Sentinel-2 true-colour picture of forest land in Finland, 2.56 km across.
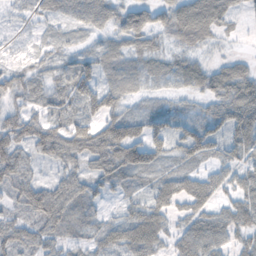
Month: November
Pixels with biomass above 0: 83%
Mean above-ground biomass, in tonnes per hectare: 50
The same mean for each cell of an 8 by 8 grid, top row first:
11 29 44 44 16 50 88 16
10 23 20 45 46 33 26 3
46 31 67 46 31 29 61 80
50 47 51 56 34 34 34 89
79 84 90 116 98 50 70 69
67 17 51 64 41 50 46 47
40 95 43 13 64 43 52 72
70 50 30 63 95 43 83 39
